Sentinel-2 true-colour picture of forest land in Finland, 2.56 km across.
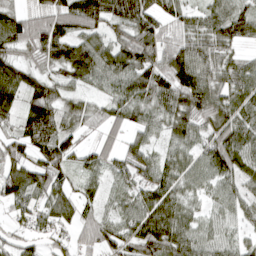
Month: April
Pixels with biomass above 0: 88%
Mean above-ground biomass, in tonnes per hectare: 72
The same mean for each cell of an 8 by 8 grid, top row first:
63 77 95 90 101 55 61 83
68 99 90 79 99 76 75 40
100 69 64 65 98 116 84 76
68 119 59 51 63 87 91 81
79 123 50 31 61 58 72 90
84 95 43 44 65 66 62 68
61 72 63 35 91 71 36 52
46 53 51 69 103 89 57 43
